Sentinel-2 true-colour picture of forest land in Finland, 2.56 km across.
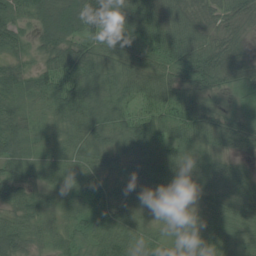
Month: July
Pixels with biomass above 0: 98%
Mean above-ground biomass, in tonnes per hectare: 57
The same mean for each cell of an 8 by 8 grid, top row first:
54 101 104 73 81 72 47 57
48 62 56 52 49 72 73 41
68 69 85 65 77 65 65 46
49 50 86 69 62 59 61 27
58 43 68 68 67 60 61 51
49 38 55 45 55 69 63 36
49 35 41 49 43 26 37 47
71 47 48 69 47 48 46 33
